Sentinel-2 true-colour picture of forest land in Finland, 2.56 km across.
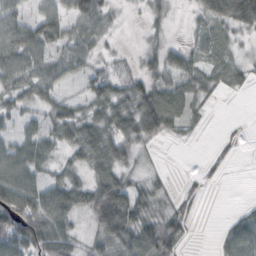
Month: October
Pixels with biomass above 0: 71%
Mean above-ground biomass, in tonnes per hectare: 45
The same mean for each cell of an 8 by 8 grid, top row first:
52 59 77 26 23 7 50 102
83 56 56 8 23 27 49 14
61 58 29 53 51 43 34 22
40 42 36 58 82 61 12 0
54 50 65 66 30 5 3 8
83 31 25 61 17 2 12 0
118 91 48 113 46 26 1 9
105 98 26 73 79 65 0 68
